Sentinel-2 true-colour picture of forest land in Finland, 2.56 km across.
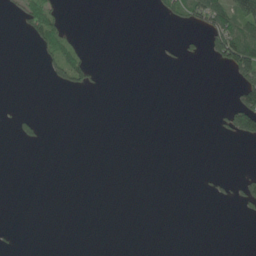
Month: June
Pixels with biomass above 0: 11%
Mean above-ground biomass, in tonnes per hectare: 12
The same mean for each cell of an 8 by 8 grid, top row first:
14 51 0 0 0 34 83 100
0 40 25 0 0 7 38 122
0 12 36 0 0 0 0 49
6 0 0 0 0 0 0 96
9 4 0 0 0 0 0 11
0 0 0 0 0 0 5 10
0 0 0 0 0 0 1 15
2 0 0 0 0 0 0 0
